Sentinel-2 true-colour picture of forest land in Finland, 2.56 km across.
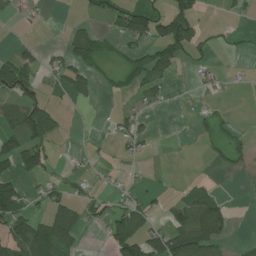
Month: July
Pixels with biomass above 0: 37%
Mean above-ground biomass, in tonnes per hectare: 36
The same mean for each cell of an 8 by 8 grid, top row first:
16 4 6 35 79 85 4 11
23 13 57 12 48 89 16 9
77 19 58 16 55 12 22 6
49 64 3 11 22 4 14 0
55 56 3 13 24 1 15 18
43 27 24 10 5 1 6 6
87 61 46 30 42 50 119 1
111 112 34 61 94 97 109 5
